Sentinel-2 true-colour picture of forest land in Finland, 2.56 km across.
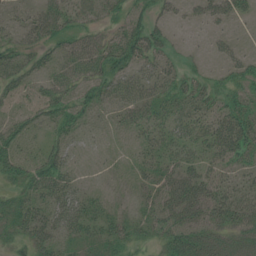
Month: July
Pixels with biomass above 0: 70%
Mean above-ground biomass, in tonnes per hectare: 29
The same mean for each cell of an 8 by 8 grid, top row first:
16 44 38 25 30 15 25 25
33 29 36 42 49 15 8 10
32 24 27 40 32 26 20 34
18 30 32 16 31 29 32 44
33 24 12 3 19 33 39 56
37 50 9 3 20 36 30 22
34 36 35 14 21 46 43 42
25 35 31 38 21 45 37 27
